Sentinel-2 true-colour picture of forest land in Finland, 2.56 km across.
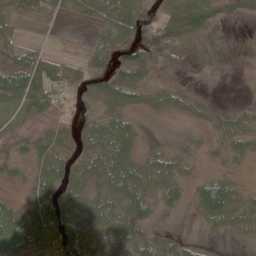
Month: May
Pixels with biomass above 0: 71%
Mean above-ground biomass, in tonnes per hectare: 34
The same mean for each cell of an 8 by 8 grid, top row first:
39 20 29 93 61 73 44 18
33 14 31 71 94 57 12 1
81 69 41 54 29 7 6 1
32 32 23 36 17 13 8 16
16 51 33 72 11 5 8 22
17 49 41 52 30 28 18 6
28 59 40 33 37 16 63 30
48 39 64 46 38 22 5 5
